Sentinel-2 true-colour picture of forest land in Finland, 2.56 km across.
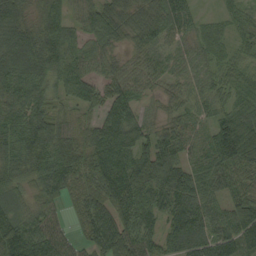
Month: September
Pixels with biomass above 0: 94%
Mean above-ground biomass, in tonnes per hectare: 66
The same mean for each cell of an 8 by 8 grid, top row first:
51 63 51 76 66 75 19 30
67 68 51 41 50 35 45 29
75 66 70 57 45 28 44 44
66 77 38 89 32 33 41 52
76 98 89 100 77 78 52 128
67 65 85 103 123 111 54 57
52 54 49 110 93 92 62 84
110 83 36 103 69 60 72 84
